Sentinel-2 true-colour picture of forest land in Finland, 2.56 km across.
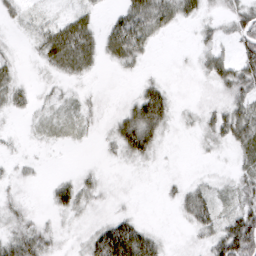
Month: March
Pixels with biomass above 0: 63%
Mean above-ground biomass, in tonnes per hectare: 20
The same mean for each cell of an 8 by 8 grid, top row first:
17 14 23 11 47 27 12 31
5 38 53 30 26 1 16 25
17 6 10 1 11 3 16 37
13 8 12 9 62 14 14 33
4 5 3 15 52 2 9 31
9 3 14 3 2 3 6 20
16 10 24 7 1 12 40 31
36 25 10 89 57 3 23 87
